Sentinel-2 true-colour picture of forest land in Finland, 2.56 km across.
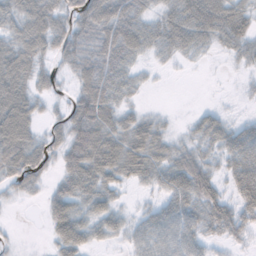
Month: November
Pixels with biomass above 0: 79%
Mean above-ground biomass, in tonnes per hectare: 46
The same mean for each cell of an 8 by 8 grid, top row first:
55 71 67 75 36 52 80 57
63 47 60 66 44 43 21 37
82 28 44 57 12 1 1 6
92 17 68 56 19 3 20 4
92 41 78 70 72 24 32 68
56 27 72 43 42 67 51 76
4 35 49 42 17 67 58 57
6 18 64 21 51 73 33 24
